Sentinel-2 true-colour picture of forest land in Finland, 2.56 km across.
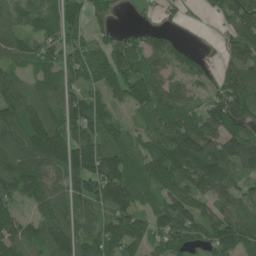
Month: June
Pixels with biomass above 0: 86%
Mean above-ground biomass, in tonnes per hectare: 100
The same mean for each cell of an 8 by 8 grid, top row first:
79 88 82 29 12 22 23 106
83 73 96 90 98 57 9 128
81 98 78 102 123 57 50 97
133 125 137 44 76 116 96 121
135 206 143 83 69 141 139 130
165 97 156 167 97 139 150 87
82 102 94 108 64 145 83 73
139 133 110 135 106 98 101 108
